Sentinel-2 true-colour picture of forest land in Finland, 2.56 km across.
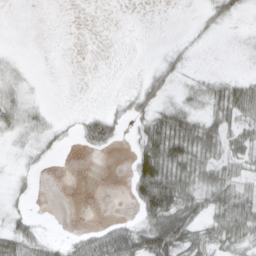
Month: April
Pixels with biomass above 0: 49%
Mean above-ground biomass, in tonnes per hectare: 25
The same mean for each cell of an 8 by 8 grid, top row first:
0 0 0 0 0 0 22 17
1 0 0 1 3 14 4 0
16 0 0 2 20 19 20 25
34 12 6 16 35 41 33 52
10 19 18 28 46 71 62 38
11 2 0 0 68 72 50 30
13 0 0 0 57 73 44 66
51 17 26 62 70 89 42 48
